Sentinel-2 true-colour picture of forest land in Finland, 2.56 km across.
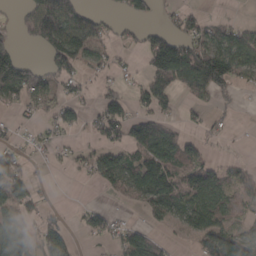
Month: March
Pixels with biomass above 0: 54%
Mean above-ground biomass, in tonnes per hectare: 57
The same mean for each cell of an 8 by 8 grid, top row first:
22 130 75 17 41 34 24 6
53 92 99 31 64 141 118 103
157 64 41 26 42 96 165 53
19 33 30 91 44 24 27 10
29 21 14 53 111 86 24 2
70 4 13 83 97 92 94 49
55 20 13 17 50 59 78 42
125 72 13 34 77 9 91 58
